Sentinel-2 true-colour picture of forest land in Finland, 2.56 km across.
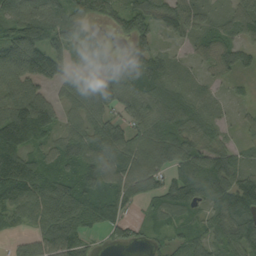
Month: September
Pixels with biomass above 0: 87%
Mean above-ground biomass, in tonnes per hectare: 79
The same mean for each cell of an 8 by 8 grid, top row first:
110 106 62 51 85 97 60 87
122 113 66 25 91 22 62 63
91 79 56 121 106 60 31 26
111 86 62 71 89 96 51 17
140 61 99 103 81 89 69 34
144 92 106 98 106 80 117 84
86 100 109 106 33 91 60 112
29 87 86 33 28 47 71 104
